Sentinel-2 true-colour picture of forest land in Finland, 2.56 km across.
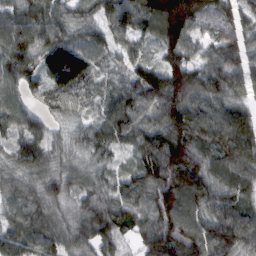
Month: February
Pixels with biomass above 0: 96%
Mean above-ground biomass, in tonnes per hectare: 87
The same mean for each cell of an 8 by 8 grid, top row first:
80 93 55 82 110 169 87 62
114 101 103 62 47 91 45 62
92 74 106 46 89 107 90 73
92 43 46 84 66 102 101 77
61 73 55 75 78 129 92 119
77 85 74 52 90 132 87 86
86 92 83 98 96 138 92 82
97 92 99 74 79 128 116 102
